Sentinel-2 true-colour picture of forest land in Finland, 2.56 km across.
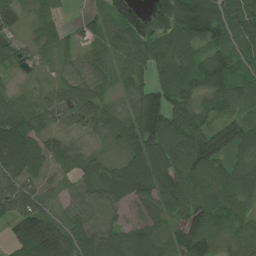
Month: July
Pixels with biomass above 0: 89%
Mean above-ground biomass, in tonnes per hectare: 80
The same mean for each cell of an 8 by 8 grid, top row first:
74 63 25 65 5 62 122 93
54 51 43 84 102 130 82 76
14 25 48 63 46 106 103 68
93 65 78 66 124 71 77 80
156 81 36 35 121 107 119 88
93 42 72 84 121 111 109 81
105 40 47 51 61 56 100 84
83 166 87 93 101 87 132 88
